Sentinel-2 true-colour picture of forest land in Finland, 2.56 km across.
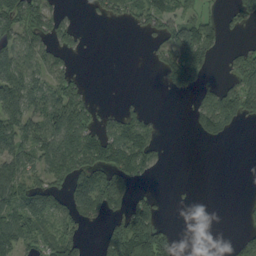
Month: September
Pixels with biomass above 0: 50%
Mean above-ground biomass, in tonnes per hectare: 57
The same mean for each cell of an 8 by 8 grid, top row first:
104 78 9 31 55 61 31 40
95 64 29 0 8 126 68 31
115 72 36 0 0 87 28 78
103 115 93 26 27 0 94 81
84 97 117 124 100 0 13 0
84 78 91 95 40 0 0 0
91 112 81 71 80 2 0 9
94 57 53 84 125 32 0 56
